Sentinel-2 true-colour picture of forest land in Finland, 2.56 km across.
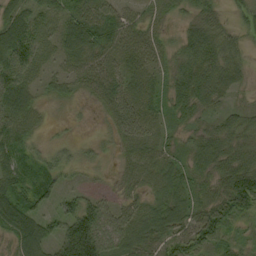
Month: September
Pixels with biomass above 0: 92%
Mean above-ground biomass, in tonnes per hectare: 54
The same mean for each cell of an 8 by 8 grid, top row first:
68 49 63 57 33 20 51 31
103 39 86 51 57 32 75 36
77 30 38 55 55 53 77 38
88 13 6 51 62 42 29 34
62 23 23 21 56 25 67 55
55 45 13 11 44 60 50 109
93 33 76 40 54 78 69 76
67 64 168 69 69 70 63 31
